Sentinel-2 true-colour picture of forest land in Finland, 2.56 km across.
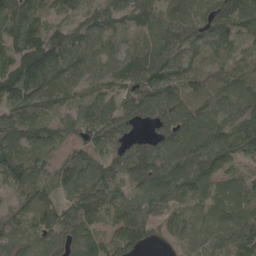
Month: May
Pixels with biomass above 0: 93%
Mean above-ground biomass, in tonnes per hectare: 77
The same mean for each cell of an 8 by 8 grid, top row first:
109 55 51 57 81 78 86 107
90 124 72 31 50 83 73 47
123 119 49 43 108 84 77 52
87 42 50 83 92 124 75 62
86 63 65 67 52 98 113 103
85 58 98 64 95 112 92 48
68 69 87 85 102 77 55 69
77 69 69 69 80 43 27 86
